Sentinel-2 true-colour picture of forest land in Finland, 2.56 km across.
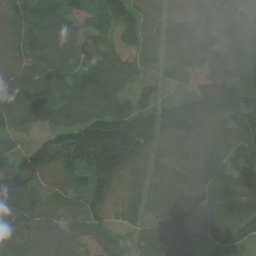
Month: June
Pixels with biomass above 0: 95%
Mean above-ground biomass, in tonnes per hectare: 91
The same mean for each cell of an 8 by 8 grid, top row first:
80 94 52 114 74 64 78 96
79 94 70 76 76 88 68 103
79 100 90 96 47 44 90 92
84 91 97 132 109 112 148 134
30 91 208 241 117 66 82 102
123 90 102 154 62 68 100 110
95 88 101 86 54 75 71 101
93 77 70 67 57 75 69 66
